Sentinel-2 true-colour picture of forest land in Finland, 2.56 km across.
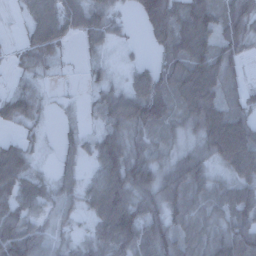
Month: December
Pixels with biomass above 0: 82%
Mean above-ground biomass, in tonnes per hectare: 58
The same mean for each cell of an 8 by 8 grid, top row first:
7 50 73 46 67 89 86 79
15 66 19 19 11 88 79 50
15 11 5 25 67 98 67 29
53 11 9 67 104 63 78 45
34 7 35 82 55 44 70 87
83 25 36 88 97 81 63 67
71 37 32 112 73 61 57 81
117 44 28 101 85 73 68 99
